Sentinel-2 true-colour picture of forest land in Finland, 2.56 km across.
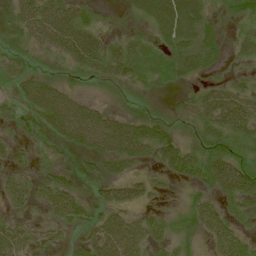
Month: July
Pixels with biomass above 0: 79%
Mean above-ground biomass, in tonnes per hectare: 42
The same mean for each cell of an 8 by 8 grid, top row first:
47 83 52 8 45 109 37 30
35 43 93 41 37 47 44 27
42 35 23 42 31 27 19 21
31 67 61 26 27 21 68 73
20 25 40 70 83 57 53 40
38 25 26 38 23 33 55 94
21 36 49 45 25 10 45 28
44 26 27 72 53 28 27 45
